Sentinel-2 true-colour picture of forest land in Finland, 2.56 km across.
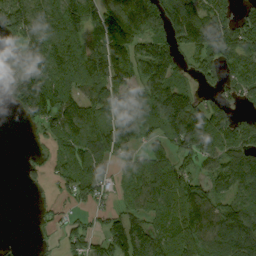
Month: September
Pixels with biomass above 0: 76%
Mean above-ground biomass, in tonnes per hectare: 98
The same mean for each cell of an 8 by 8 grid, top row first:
173 92 126 168 130 179 166 83
89 125 110 154 55 92 164 128
135 131 119 136 107 81 51 97
52 158 136 84 130 200 108 50
1 44 123 108 64 124 117 127
3 37 116 41 101 106 74 124
0 23 33 41 87 101 104 115
6 14 55 109 114 124 114 119
